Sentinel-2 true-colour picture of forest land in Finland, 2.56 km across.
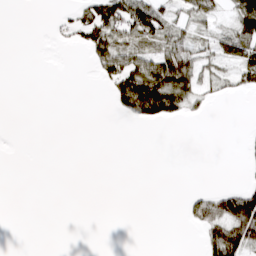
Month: March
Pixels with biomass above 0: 28%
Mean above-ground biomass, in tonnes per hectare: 20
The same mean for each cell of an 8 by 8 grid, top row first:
0 2 23 65 77 26 35 62
0 1 16 62 42 49 23 61
0 0 0 40 107 98 28 29
0 0 0 9 72 41 8 0
0 0 0 0 0 0 0 3
0 0 0 0 0 0 0 2
0 0 0 0 0 0 56 105
0 0 0 0 0 0 47 90
